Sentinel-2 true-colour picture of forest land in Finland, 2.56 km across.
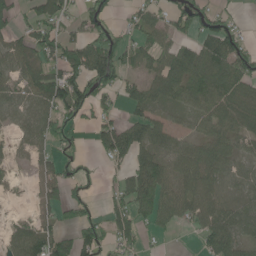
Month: June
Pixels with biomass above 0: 67%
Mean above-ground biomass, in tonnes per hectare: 56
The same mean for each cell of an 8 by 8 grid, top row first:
36 69 44 39 51 69 65 17
56 72 71 100 43 54 79 70
55 95 98 94 47 73 88 93
46 69 73 30 45 23 59 83
24 48 20 90 69 42 53 33
8 57 32 21 106 75 74 43
3 40 43 52 65 66 63 53
51 90 66 43 23 4 57 55
